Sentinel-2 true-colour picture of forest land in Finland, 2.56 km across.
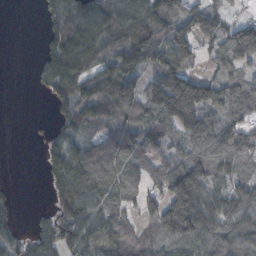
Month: October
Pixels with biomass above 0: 76%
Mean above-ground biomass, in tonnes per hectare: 80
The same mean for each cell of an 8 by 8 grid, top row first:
0 36 99 93 105 120 102 28
0 60 140 90 128 135 56 115
0 68 109 111 56 149 73 72
0 13 96 93 105 187 109 66
0 46 72 84 105 72 105 96
2 35 131 84 73 136 105 64
18 32 112 68 57 157 103 98
45 74 84 96 69 79 85 94
